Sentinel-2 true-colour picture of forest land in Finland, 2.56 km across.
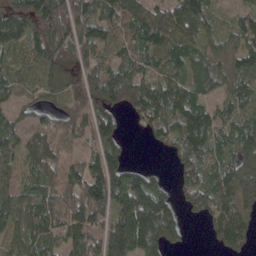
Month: April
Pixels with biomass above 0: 84%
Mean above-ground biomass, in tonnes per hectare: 90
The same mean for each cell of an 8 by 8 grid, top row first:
95 203 139 85 94 132 82 39
59 159 111 64 86 90 73 75
59 47 74 104 73 70 113 71
48 47 50 76 94 101 78 63
64 88 39 91 11 76 103 97
47 87 95 138 64 51 112 135
88 89 151 108 237 86 114 113
73 66 91 163 162 66 23 82
